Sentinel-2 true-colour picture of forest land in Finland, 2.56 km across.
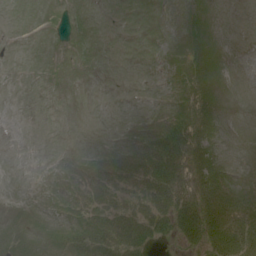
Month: June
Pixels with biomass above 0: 35%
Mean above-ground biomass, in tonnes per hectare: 7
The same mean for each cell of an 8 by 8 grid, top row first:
0 1 2 0 0 2 2 0
0 0 1 0 0 5 6 0
0 0 0 0 0 4 6 0
0 0 0 0 0 8 9 0
0 0 0 2 12 32 13 0
0 0 2 14 25 30 20 1
0 0 5 17 19 25 28 20
4 4 14 27 23 10 24 27
